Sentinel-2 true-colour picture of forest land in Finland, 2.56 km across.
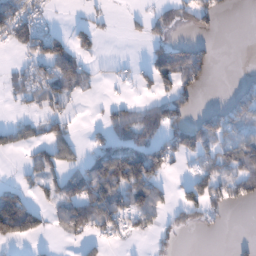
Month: January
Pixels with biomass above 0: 43%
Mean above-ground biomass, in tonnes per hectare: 55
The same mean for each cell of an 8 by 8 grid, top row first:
143 22 8 12 25 64 63 1
46 109 65 0 17 62 29 0
37 99 59 16 32 89 26 15
13 57 6 44 52 74 40 93
54 74 26 70 72 103 102 97
8 71 64 164 128 14 82 96
162 45 102 113 95 67 85 18
80 11 34 32 12 28 1 7
